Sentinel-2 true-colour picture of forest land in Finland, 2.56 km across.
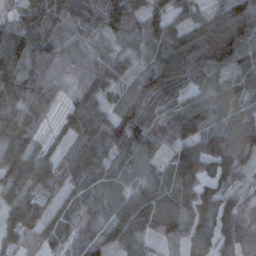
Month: November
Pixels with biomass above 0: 89%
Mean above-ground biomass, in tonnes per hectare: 71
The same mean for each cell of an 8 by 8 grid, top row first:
45 119 71 86 73 54 59 107
82 63 28 45 35 77 110 99
98 60 18 68 52 77 60 54
84 41 54 63 72 58 80 85
78 34 51 70 67 78 135 124
99 72 53 44 52 91 109 65
97 46 62 56 109 98 85 75
75 48 44 48 60 50 74 100
